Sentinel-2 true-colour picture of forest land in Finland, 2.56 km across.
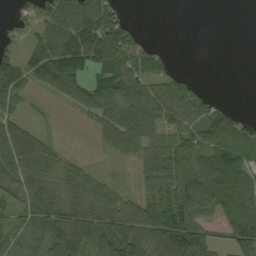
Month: September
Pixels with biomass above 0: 68%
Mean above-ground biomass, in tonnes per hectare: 68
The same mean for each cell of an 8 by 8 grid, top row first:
33 73 110 79 0 0 0 0
26 106 150 172 61 1 0 0
90 82 94 137 73 69 3 0
43 6 32 94 97 83 74 34
89 37 0 48 65 75 129 103
98 73 56 11 48 100 125 112
47 89 75 75 91 132 63 112
47 82 64 55 90 163 68 103
